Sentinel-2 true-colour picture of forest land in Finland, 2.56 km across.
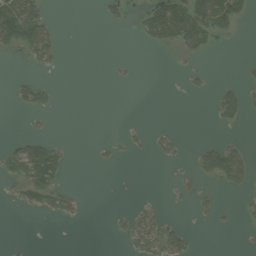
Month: August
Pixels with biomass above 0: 21%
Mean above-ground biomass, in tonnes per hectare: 26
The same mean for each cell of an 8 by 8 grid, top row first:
142 37 0 20 43 115 122 57
51 61 0 0 14 41 24 1
16 11 0 4 0 1 11 20
7 21 0 0 0 0 7 55
31 57 0 10 11 22 27 29
57 112 0 0 0 11 47 85
16 44 17 6 25 4 17 12
1 0 0 6 66 64 0 1
